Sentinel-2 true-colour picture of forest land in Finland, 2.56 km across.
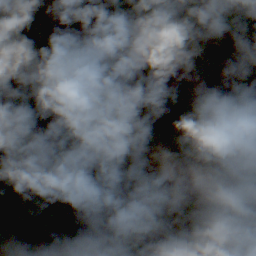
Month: October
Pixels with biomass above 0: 91%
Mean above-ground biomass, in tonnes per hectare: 85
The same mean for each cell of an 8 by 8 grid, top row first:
81 78 74 84 103 104 107 116
55 81 103 54 99 143 102 102
134 69 84 149 79 125 70 60
101 94 90 136 75 102 118 113
136 93 58 74 87 87 77 79
97 70 60 48 54 68 74 64
76 91 43 24 85 41 76 75
101 67 107 49 75 44 78 96
